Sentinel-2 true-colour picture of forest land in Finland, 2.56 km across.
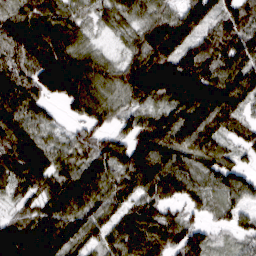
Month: March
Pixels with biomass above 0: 92%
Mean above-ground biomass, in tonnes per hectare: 109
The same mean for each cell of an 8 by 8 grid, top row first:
114 89 53 70 76 97 115 116
110 134 85 28 107 128 94 127
115 196 183 95 198 214 171 147
114 46 71 74 77 115 153 85
133 93 75 84 147 132 112 78
102 109 122 99 146 136 99 94
46 115 123 102 102 52 59 72
193 180 110 90 130 104 68 50
